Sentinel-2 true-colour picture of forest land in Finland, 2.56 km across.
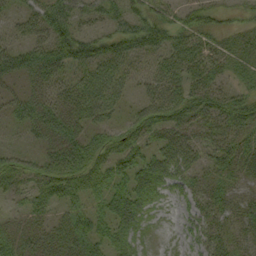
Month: September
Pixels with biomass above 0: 78%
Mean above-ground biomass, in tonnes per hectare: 37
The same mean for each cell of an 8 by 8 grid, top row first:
26 56 38 39 49 28 30 14
33 54 52 51 55 51 43 29
19 53 39 48 24 41 49 21
24 43 44 31 39 48 52 59
12 30 49 42 39 51 39 39
49 45 49 51 56 43 24 27
12 28 26 50 41 13 30 29
34 36 39 41 19 8 34 23
